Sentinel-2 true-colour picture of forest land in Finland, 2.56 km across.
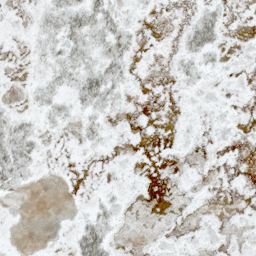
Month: May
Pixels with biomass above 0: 38%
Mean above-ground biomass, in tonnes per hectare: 8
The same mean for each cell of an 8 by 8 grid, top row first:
2 19 31 22 4 0 22 1
1 16 26 29 3 8 26 4
1 17 30 26 1 9 7 5
9 16 13 9 1 1 6 2
35 2 7 3 1 3 3 5
23 1 0 3 2 0 1 1
3 0 2 12 0 0 1 2
1 1 31 13 1 3 5 4
